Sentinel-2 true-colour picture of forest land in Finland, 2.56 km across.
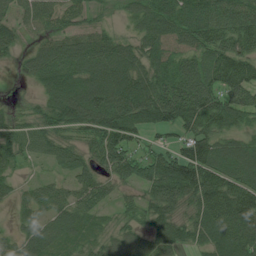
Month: July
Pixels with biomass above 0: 86%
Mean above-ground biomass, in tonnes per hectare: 79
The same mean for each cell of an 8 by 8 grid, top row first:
50 61 39 13 67 117 108 93
37 60 74 69 68 76 96 95
14 86 95 106 95 129 99 116
31 58 106 130 123 146 138 99
62 55 48 123 46 62 101 59
31 24 62 68 95 165 116 101
34 62 68 27 59 70 114 133
52 76 47 49 67 84 78 105
